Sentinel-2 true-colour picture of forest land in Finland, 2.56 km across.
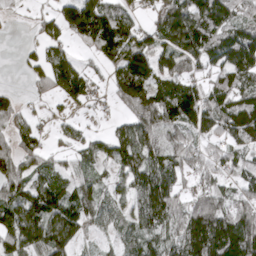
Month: April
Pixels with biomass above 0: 79%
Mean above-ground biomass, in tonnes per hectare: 74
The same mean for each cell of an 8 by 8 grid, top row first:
6 34 160 100 27 119 106 66
5 53 28 94 107 102 96 124
2 64 81 52 122 92 50 84
54 14 12 17 107 118 97 121
66 23 48 79 104 59 44 72
82 66 50 39 87 59 55 56
97 113 92 51 86 76 113 79
90 106 27 29 76 76 168 149
